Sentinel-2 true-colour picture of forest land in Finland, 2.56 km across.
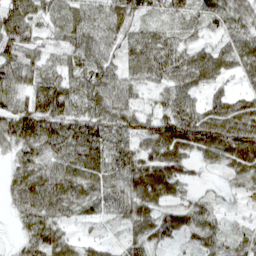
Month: April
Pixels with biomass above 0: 92%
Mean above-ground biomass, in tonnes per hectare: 56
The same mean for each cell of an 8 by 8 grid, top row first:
92 44 51 68 48 46 51 57
77 41 68 45 71 55 36 57
74 58 59 63 49 58 45 25
75 84 65 73 48 35 36 50
70 80 93 74 45 91 72 87
49 78 77 56 84 62 12 49
41 83 59 42 66 44 37 10
18 78 29 15 59 34 50 36
